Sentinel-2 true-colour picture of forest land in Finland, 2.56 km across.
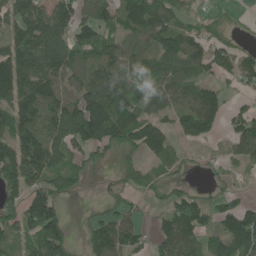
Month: June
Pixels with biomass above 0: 73%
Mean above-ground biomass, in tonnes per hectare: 93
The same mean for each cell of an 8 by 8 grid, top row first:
96 118 93 88 148 70 28 10
122 148 128 96 76 108 88 45
152 145 85 131 91 93 51 59
143 175 206 167 104 81 139 55
119 163 103 89 151 41 28 78
121 102 53 15 58 29 13 13
90 144 4 50 22 100 77 117
67 176 33 141 44 142 73 149
